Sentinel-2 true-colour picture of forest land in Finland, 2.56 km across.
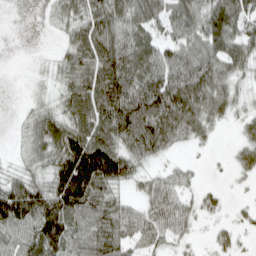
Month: April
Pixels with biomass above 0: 78%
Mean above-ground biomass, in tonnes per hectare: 65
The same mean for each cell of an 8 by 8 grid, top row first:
0 14 61 88 82 76 93 87
0 3 71 100 72 64 78 71
1 18 73 120 98 100 92 42
5 42 83 117 130 121 75 30
11 74 122 98 105 42 18 31
40 72 208 126 37 35 3 19
144 108 104 70 41 60 28 11
65 118 67 95 55 35 12 19
